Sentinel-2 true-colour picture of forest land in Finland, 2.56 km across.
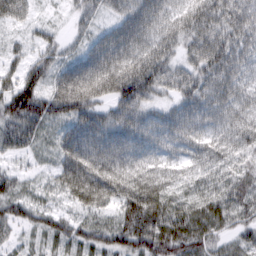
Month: March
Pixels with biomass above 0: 95%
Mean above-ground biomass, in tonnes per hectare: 70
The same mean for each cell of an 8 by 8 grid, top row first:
63 13 41 47 97 79 101 91
29 48 39 89 87 68 104 80
72 67 97 100 121 79 84 69
109 94 86 66 76 65 76 71
74 35 102 90 69 62 64 66
47 29 110 99 85 55 49 57
54 44 50 54 131 63 72 68
26 42 54 60 91 81 59 47
